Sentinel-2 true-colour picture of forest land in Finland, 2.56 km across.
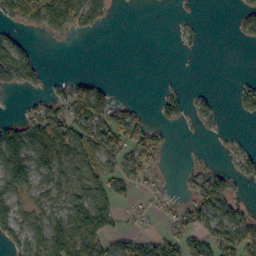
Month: October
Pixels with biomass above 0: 48%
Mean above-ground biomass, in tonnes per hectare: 46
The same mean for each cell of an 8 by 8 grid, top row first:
76 149 101 22 0 6 0 37
66 1 0 0 0 6 3 4
75 18 29 5 0 2 0 13
6 64 81 75 13 46 26 26
115 99 79 79 98 4 2 10
105 58 48 65 59 6 65 37
58 45 89 74 23 43 104 38
48 118 110 68 47 57 78 91
